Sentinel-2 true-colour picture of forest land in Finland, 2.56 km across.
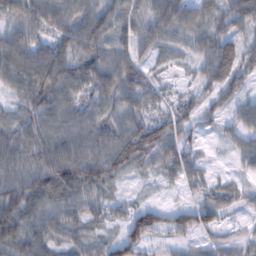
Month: February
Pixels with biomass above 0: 87%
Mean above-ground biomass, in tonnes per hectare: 57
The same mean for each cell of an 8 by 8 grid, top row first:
62 77 66 64 59 74 58 70
78 68 81 65 41 41 61 59
73 93 77 79 51 15 42 57
42 75 64 60 58 48 37 38
81 84 82 87 93 68 11 39
76 89 96 65 21 41 31 19
90 62 55 37 46 32 57 30
76 59 47 37 57 28 25 28
